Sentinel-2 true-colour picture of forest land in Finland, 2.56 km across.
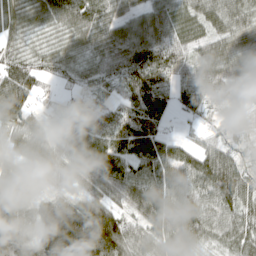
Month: April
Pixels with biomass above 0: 91%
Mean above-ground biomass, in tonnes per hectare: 77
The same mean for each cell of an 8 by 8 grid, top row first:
68 76 103 80 73 78 67 66
41 42 58 96 128 87 57 58
100 28 49 75 121 70 75 58
93 16 52 71 132 51 34 20
46 50 94 89 113 45 35 27
41 44 64 105 86 80 102 72
82 90 117 77 98 72 82 70
124 160 241 162 67 62 51 69
